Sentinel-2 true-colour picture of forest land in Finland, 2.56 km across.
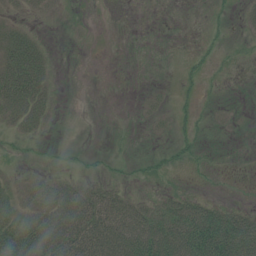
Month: July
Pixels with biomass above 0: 36%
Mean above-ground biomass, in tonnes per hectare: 20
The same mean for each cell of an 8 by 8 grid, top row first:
6 4 1 0 0 0 4 6
37 10 1 0 0 0 8 4
61 24 0 0 0 3 7 0
36 21 0 0 5 10 5 3
5 3 1 2 1 13 4 0
5 12 8 5 7 4 3 0
17 37 52 55 34 53 47 20
57 49 55 77 84 87 101 103
